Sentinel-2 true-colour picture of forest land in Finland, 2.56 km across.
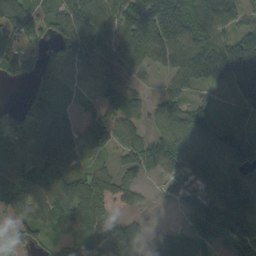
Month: September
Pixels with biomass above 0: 84%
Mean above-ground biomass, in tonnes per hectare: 81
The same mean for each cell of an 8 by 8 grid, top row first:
121 77 93 88 152 184 112 65
81 40 111 82 140 127 140 116
32 53 11 67 19 65 91 94
44 102 48 77 53 100 74 38
112 100 55 89 96 114 105 114
96 78 65 65 49 47 118 88
60 75 96 50 23 24 147 121
41 42 75 79 33 47 91 96
